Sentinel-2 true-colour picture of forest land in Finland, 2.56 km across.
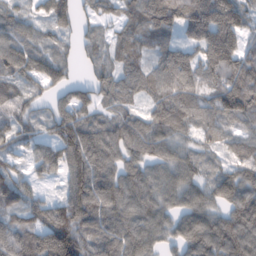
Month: February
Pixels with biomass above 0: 90%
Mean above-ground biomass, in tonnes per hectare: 85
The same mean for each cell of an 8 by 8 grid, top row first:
60 72 48 39 105 135 165 125
98 54 43 54 61 67 138 107
77 76 33 67 84 130 100 160
68 45 84 56 50 111 90 131
56 69 130 87 75 71 45 71
59 33 116 83 72 74 53 68
73 83 129 93 84 66 75 101
112 147 117 93 83 66 115 106
